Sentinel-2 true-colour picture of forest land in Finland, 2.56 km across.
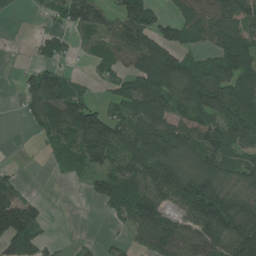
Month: July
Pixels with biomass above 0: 70%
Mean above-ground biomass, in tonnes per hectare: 82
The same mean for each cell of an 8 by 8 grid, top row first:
4 26 114 68 121 61 103 111
3 45 22 61 108 100 50 140
16 98 26 47 97 134 105 110
7 186 155 50 106 86 116 123
0 32 120 153 147 123 118 78
22 4 20 99 127 121 107 76
151 14 0 37 127 56 170 111
109 21 10 13 59 106 128 174
